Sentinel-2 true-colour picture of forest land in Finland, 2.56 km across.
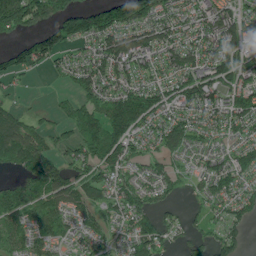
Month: June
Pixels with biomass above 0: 78%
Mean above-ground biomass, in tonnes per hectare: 82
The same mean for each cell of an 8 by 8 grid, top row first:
165 98 92 136 126 88 96 85
51 102 49 118 118 103 100 73
35 12 86 115 82 100 104 82
49 17 95 153 158 88 101 117
135 64 106 142 63 75 41 60
41 110 71 77 54 38 72 89
90 89 75 68 76 24 42 82
62 77 45 48 96 39 47 46
